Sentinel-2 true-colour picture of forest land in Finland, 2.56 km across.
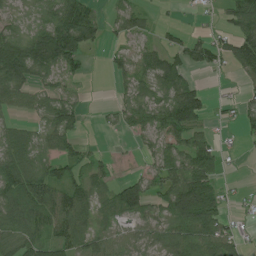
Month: July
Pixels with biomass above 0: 68%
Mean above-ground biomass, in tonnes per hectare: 54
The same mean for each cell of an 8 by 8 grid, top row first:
30 62 97 26 29 3 5 87
76 132 92 15 34 48 61 85
92 43 18 20 56 80 5 20
32 54 34 22 69 129 35 26
82 37 33 2 25 70 52 8
101 78 40 26 38 73 91 3
75 88 82 44 52 97 118 9
67 62 63 46 43 73 95 37
